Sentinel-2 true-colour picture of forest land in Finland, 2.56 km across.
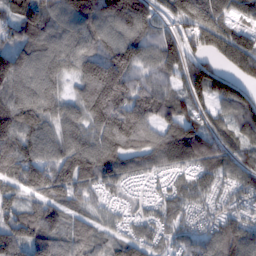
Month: February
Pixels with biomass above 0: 94%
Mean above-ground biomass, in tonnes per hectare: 110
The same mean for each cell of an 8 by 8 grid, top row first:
99 129 166 148 153 123 175 82
90 105 103 142 114 120 115 173
132 105 105 226 94 79 161 110
152 101 97 193 139 107 73 121
137 103 120 141 127 148 112 96
107 137 126 101 60 58 92 103
84 100 59 45 41 75 51 67
126 110 73 62 78 59 96 139
